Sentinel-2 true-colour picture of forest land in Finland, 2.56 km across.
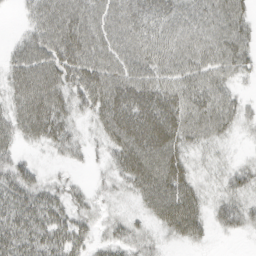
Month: March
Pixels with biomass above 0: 84%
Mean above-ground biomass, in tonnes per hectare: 42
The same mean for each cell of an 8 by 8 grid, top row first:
5 54 53 54 57 49 47 38
26 56 62 50 51 49 50 45
43 63 54 57 52 46 46 16
43 69 28 71 75 60 55 29
29 33 22 44 81 55 28 6
53 14 6 25 68 56 14 30
59 57 26 12 25 67 27 39
67 60 34 26 24 20 13 6
